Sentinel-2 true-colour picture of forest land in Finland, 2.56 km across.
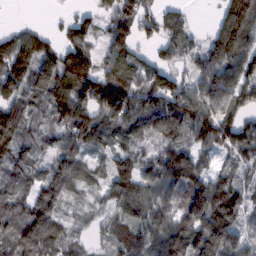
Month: February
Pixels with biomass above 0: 86%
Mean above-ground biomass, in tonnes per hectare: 91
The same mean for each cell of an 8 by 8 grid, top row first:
1 7 45 95 116 56 5 183
98 73 111 89 33 83 88 135
127 133 176 131 112 91 102 129
88 66 124 131 137 135 104 82
81 41 66 57 48 79 80 133
63 69 71 90 82 121 74 54
76 107 23 57 91 88 166 89
114 127 39 55 104 138 134 88
